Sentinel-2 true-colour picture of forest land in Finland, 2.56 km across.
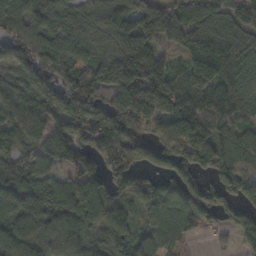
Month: November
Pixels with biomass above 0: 88%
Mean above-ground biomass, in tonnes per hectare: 121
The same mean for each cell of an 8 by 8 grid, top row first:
127 120 79 129 119 100 111 78
129 129 102 103 183 90 211 149
62 131 137 154 212 135 173 110
64 136 180 199 191 187 132 97
64 101 152 172 136 141 137 101
120 79 135 110 67 119 71 100
128 124 181 128 91 123 137 112
124 91 112 109 68 75 24 72
